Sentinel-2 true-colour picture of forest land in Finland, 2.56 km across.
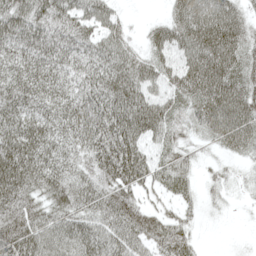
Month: May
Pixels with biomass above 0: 89%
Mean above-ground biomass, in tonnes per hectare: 61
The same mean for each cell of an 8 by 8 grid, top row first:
84 77 65 41 4 55 74 51
63 71 59 64 35 66 97 72
72 63 57 76 65 63 100 69
83 63 75 81 85 45 81 90
97 73 65 94 58 41 23 57
102 77 56 75 64 56 16 14
80 57 62 72 50 32 13 6
87 76 73 71 60 68 1 3
